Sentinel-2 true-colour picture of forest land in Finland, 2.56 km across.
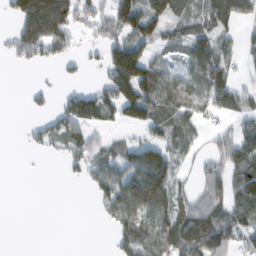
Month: February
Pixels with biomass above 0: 57%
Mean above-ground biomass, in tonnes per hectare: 58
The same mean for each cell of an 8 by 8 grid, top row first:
76 185 69 93 104 61 70 64
53 74 22 95 75 33 73 38
0 3 12 91 130 61 101 33
0 26 116 57 101 76 49 47
0 35 67 39 62 65 29 85
0 0 16 65 107 54 69 93
0 0 0 59 102 72 93 82
0 0 0 29 102 111 131 55
